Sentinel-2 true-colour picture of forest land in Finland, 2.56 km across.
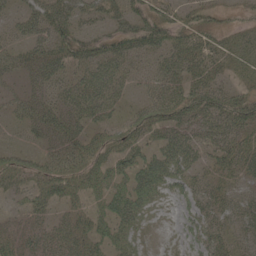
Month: May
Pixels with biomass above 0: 78%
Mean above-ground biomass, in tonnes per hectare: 37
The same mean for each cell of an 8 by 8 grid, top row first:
26 56 38 39 49 28 30 14
33 54 52 51 55 51 43 29
19 53 39 48 24 41 49 21
24 43 44 31 39 48 52 59
12 30 49 42 39 51 39 39
49 45 49 51 56 43 24 27
12 28 26 50 41 13 30 29
34 36 39 41 19 8 34 23
